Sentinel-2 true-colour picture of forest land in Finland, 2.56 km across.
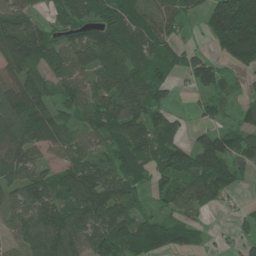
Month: June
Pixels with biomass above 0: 78%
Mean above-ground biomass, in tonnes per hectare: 80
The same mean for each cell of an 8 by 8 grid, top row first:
61 32 70 90 83 64 90 231
106 90 86 115 80 38 33 181
95 68 65 111 98 38 73 23
117 96 62 104 116 28 39 42
83 70 60 73 96 85 93 78
70 60 115 86 66 107 106 54
58 106 101 107 37 66 41 13
43 115 89 124 129 86 16 33
